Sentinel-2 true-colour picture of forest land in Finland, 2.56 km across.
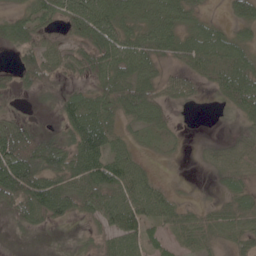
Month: May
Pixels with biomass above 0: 72%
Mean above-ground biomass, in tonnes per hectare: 45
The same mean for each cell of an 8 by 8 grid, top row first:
35 44 77 82 62 60 17 35
44 44 33 77 60 53 55 43
33 37 18 61 64 35 27 63
16 6 82 51 68 18 2 33
120 71 84 61 20 14 12 36
132 90 69 78 43 3 6 33
55 80 39 56 60 35 18 35
3 1 9 42 53 28 33 35
